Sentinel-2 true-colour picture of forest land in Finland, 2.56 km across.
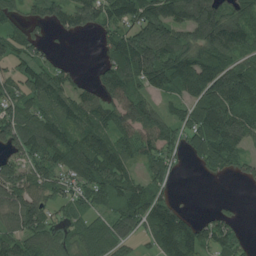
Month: July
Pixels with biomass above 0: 76%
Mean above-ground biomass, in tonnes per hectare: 86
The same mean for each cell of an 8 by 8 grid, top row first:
57 72 87 89 123 108 128 83
68 23 0 90 164 120 110 90
71 91 27 97 108 128 149 128
79 88 95 98 113 53 142 120
90 109 107 107 102 70 114 93
85 93 108 139 60 27 21 30
95 65 60 70 121 61 9 6
98 83 70 77 38 179 70 39
